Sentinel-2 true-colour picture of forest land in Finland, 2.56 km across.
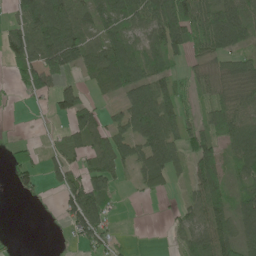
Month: June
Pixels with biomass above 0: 67%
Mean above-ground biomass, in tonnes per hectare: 58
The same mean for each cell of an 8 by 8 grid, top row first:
52 123 74 69 84 136 89 81
72 105 80 77 56 72 88 50
26 65 22 68 87 46 46 73
2 16 84 21 112 77 48 77
15 13 44 77 83 71 78 86
41 32 51 70 53 37 116 38
0 3 127 30 1 16 115 62
3 0 48 32 0 22 95 83
